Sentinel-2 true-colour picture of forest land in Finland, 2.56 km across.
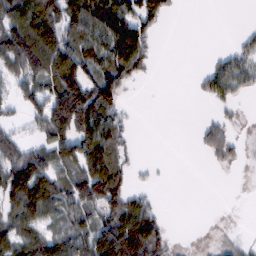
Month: February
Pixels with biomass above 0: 60%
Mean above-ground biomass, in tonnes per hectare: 62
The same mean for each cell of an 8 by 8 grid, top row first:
114 128 120 135 86 7 0 0
130 136 89 121 77 0 2 40
57 91 119 105 17 0 60 70
23 106 171 80 0 0 10 15
83 86 110 97 0 0 62 22
106 81 95 113 8 0 0 4
105 93 76 97 66 0 0 1
83 93 71 135 147 11 6 19
